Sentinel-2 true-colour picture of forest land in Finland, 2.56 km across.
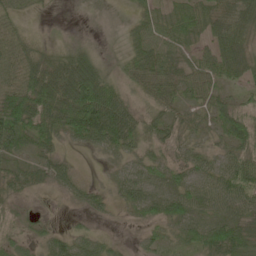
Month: May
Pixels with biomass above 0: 82%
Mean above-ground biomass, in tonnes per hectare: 46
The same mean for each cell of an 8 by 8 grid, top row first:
33 6 0 0 32 50 59 72
68 17 22 5 49 45 39 63
76 109 158 39 61 57 59 40
101 90 152 108 39 36 48 57
45 41 26 56 35 32 26 53
38 38 17 16 40 38 31 66
17 9 19 18 41 54 43 48
40 36 39 16 19 21 66 62
